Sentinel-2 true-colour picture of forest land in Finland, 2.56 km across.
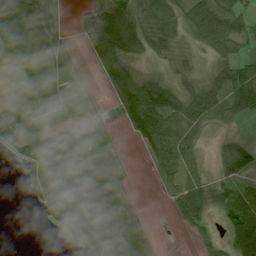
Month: July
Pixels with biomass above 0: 70%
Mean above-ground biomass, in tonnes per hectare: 49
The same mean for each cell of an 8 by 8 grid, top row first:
155 66 15 59 52 51 109 54
79 92 9 96 42 39 48 29
9 53 17 69 60 32 44 58
40 52 42 14 135 77 76 30
44 41 31 26 42 71 9 47
4 91 90 91 1 41 20 65
0 35 94 80 10 29 47 73
0 0 39 76 43 0 23 73
